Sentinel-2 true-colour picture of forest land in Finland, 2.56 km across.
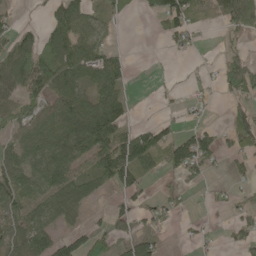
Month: May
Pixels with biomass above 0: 55%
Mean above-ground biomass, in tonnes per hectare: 47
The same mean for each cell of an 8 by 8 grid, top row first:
12 34 65 23 8 92 27 140
64 63 77 22 0 21 3 19
69 90 76 67 0 2 14 99
43 67 96 84 1 11 11 46
51 83 86 99 84 85 64 55
61 77 59 78 33 34 23 17
43 59 37 28 26 20 6 30
51 69 62 41 58 4 11 32
